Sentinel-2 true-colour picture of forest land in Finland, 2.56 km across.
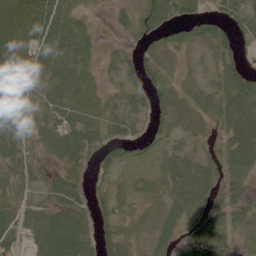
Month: June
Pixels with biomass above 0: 88%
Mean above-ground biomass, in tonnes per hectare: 51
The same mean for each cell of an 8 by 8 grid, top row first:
83 79 36 30 51 40 44 55
77 85 70 15 31 41 37 29
70 65 64 20 45 28 32 98
63 51 59 39 36 62 52 83
47 47 98 52 33 32 23 84
47 36 35 42 15 84 61 53
46 51 50 35 25 70 57 52
42 85 68 41 39 55 72 34
